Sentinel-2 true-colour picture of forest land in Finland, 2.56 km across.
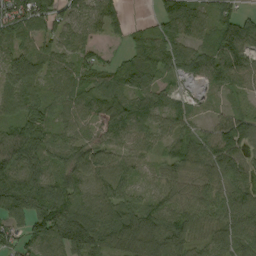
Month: September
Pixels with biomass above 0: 89%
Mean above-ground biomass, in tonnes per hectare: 72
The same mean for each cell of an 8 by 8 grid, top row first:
108 79 51 29 4 105 50 58
56 53 55 10 68 89 66 92
89 61 65 63 88 34 44 60
58 48 60 88 67 52 17 36
113 82 59 52 48 65 88 91
116 87 88 83 28 60 71 55
119 135 103 100 84 73 74 95
50 96 121 102 136 109 57 92
